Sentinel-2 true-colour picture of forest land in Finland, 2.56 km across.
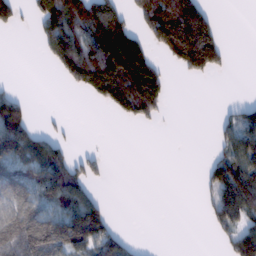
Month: February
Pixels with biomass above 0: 44%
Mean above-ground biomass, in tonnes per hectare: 76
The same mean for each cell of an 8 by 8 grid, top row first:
56 119 141 118 126 210 90 0
0 67 150 234 103 194 223 0
3 0 101 211 221 6 19 0
134 3 0 40 122 0 0 53
145 89 2 0 0 0 4 106
104 154 85 6 0 0 43 149
90 100 163 18 0 0 36 122
138 197 171 100 2 0 3 112
